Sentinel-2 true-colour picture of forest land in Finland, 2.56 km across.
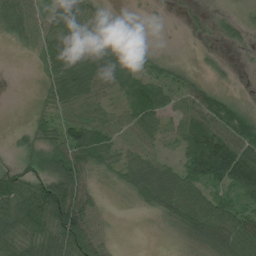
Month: July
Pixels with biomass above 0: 76%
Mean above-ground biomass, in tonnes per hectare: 54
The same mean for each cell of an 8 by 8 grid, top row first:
72 61 91 15 2 3 14 17
12 56 76 59 18 2 8 13
5 40 99 61 58 40 22 3
7 33 61 39 75 38 87 51
27 62 93 51 42 28 102 91
59 90 96 22 84 71 82 103
101 156 132 5 21 73 80 55
63 87 140 19 0 16 77 90
